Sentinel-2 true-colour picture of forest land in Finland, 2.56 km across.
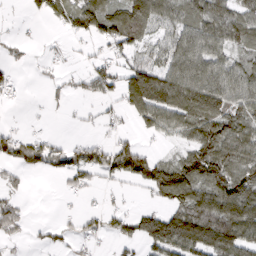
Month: March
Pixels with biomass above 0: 60%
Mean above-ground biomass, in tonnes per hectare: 68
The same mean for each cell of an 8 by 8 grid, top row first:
3 51 114 99 105 63 93 80
18 10 12 48 49 80 86 51
21 14 30 69 159 111 108 78
3 9 9 22 99 108 130 82
84 61 39 53 27 32 137 106
29 25 53 58 126 167 133 109
48 0 12 27 28 92 125 159
20 23 38 32 92 140 130 126
